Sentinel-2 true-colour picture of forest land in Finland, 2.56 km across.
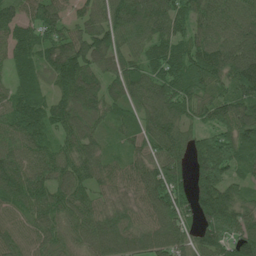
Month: June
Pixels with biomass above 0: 96%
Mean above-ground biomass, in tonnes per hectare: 94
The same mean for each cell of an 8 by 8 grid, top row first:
76 95 59 100 116 89 106 102
86 90 113 109 80 96 118 126
67 61 138 86 115 127 119 121
96 102 104 64 91 107 87 119
75 76 93 33 78 94 119 125
110 95 82 66 96 88 130 68
78 92 78 57 69 113 126 89
71 77 69 102 88 94 91 111
